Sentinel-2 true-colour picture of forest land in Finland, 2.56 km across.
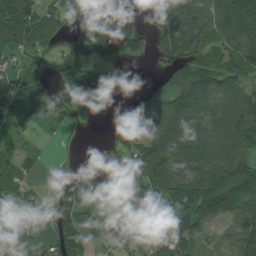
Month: July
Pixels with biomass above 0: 69%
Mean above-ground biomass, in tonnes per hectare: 85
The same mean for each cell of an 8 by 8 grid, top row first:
241 130 49 84 32 125 98 116
135 86 57 83 61 118 70 94
61 30 76 24 15 100 144 87
85 38 46 10 72 153 122 146
29 7 8 28 103 225 141 135
65 19 69 4 103 181 161 115
64 44 105 42 71 103 200 118
17 29 90 47 69 95 42 134
